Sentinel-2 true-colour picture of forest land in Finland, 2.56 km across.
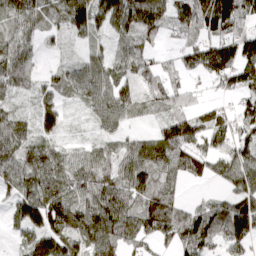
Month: March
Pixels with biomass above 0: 88%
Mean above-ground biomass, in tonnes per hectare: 69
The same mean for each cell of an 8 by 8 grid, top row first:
67 56 86 85 110 63 105 82
61 12 18 37 50 25 85 103
70 32 76 71 66 42 37 91
38 69 16 92 33 83 57 61
73 57 24 41 60 119 61 76
84 90 74 74 100 63 44 75
69 139 90 128 102 92 53 104
28 100 72 102 68 70 76 59
